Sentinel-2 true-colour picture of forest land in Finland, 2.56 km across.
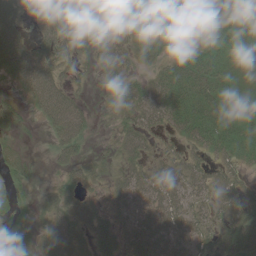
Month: June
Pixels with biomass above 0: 76%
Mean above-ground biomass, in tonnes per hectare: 43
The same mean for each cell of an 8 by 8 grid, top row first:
53 55 26 26 49 51 49 53
72 58 28 50 54 21 57 40
41 79 18 25 32 70 69 29
25 62 48 9 53 60 59 38
16 12 39 16 47 22 53 52
27 6 41 28 52 51 38 30
22 38 54 24 56 52 31 50
36 54 59 47 80 67 39 72
